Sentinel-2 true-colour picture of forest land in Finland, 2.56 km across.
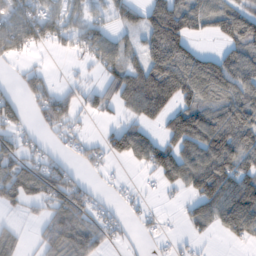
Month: February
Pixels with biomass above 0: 63%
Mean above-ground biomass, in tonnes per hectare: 66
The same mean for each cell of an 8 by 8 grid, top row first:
88 75 44 41 75 119 78 99
77 30 38 64 71 113 17 91
16 34 18 64 132 141 120 100
49 80 41 31 91 94 90 112
51 21 31 72 100 94 121 103
104 96 27 10 12 87 133 80
35 61 80 21 16 7 78 140
45 66 91 27 9 13 11 38
